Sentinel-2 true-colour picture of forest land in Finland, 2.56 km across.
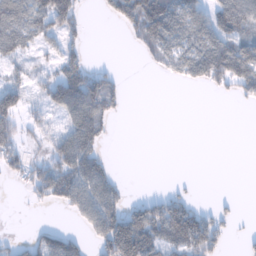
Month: January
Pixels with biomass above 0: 47%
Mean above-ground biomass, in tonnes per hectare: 51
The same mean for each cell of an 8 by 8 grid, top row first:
92 95 40 37 96 77 69 118
62 29 36 0 33 69 106 96
37 51 115 44 0 24 76 90
76 46 117 51 0 0 0 2
60 40 112 6 0 0 0 0
29 88 113 39 0 3 0 0
0 20 63 77 76 96 19 7
15 65 38 158 137 116 103 9
